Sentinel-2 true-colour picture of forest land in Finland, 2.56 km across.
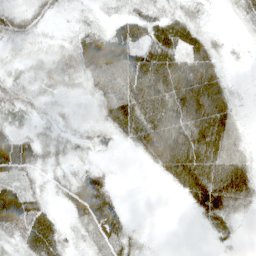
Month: May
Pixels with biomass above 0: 79%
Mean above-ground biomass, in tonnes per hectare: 32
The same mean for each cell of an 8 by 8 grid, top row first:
39 26 13 14 36 30 9 15
8 9 47 71 48 53 37 6
19 21 20 30 64 63 58 2
33 9 5 39 59 58 65 11
61 20 16 21 39 66 60 14
43 14 29 11 2 47 67 49
98 26 41 40 1 1 49 29
37 55 11 31 10 0 7 7
